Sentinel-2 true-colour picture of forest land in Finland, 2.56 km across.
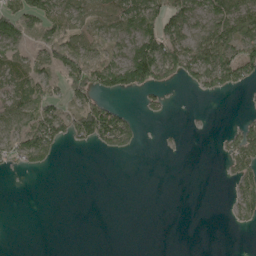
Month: May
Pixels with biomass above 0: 43%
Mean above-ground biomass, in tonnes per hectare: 38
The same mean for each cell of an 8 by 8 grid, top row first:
69 61 58 71 80 78 65 91
54 48 51 31 90 89 96 82
56 49 77 98 98 42 72 63
67 67 81 78 19 1 1 5
64 92 28 61 9 2 0 67
9 6 0 0 0 0 0 48
0 0 0 0 0 0 0 43
0 0 0 0 0 0 0 0
